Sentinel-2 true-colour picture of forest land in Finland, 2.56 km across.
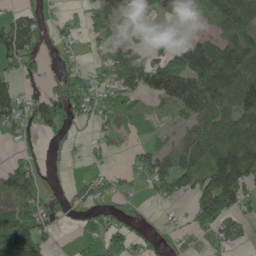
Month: May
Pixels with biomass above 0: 61%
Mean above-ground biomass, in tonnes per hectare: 69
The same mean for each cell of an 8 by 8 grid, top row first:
60 24 25 78 37 102 60 155
122 16 22 91 65 49 127 156
50 24 63 61 111 65 174 155
87 96 50 73 35 46 113 107
15 6 10 34 35 38 112 128
102 6 15 32 65 112 122 153
86 64 33 20 5 14 157 71
172 53 48 86 30 13 16 35
